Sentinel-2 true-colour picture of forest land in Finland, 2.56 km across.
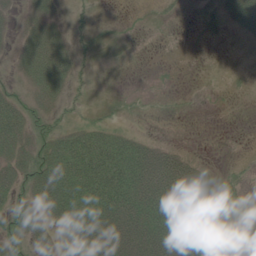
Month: June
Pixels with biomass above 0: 55%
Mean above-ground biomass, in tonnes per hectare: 34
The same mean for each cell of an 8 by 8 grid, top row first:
14 33 8 1 2 3 7 49
19 56 15 1 0 0 2 4
17 57 14 0 0 0 3 4
50 29 7 5 2 1 1 0
50 38 65 55 28 7 0 0
44 71 94 102 78 86 26 6
35 57 95 97 86 82 64 9
36 30 101 80 81 76 66 15
